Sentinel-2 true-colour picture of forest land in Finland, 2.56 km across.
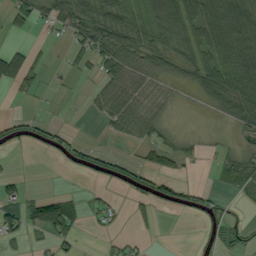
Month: September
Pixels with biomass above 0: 50%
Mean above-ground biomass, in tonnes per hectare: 37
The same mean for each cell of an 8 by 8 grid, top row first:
39 59 74 69 70 123 78 81
25 6 46 87 58 68 72 91
62 7 8 56 38 30 75 95
4 2 1 55 54 11 16 83
20 26 23 4 43 29 8 17
13 0 7 33 36 38 5 69
38 70 15 19 18 34 33 5
24 21 12 12 8 0 18 35
